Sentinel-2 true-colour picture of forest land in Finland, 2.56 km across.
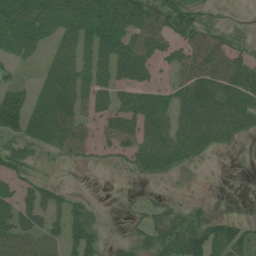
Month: July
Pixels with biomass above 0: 67%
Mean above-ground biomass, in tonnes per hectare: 50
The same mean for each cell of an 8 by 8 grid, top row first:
100 81 80 94 70 61 19 5
55 31 63 86 68 45 84 34
28 57 61 56 45 35 87 84
100 83 47 52 79 59 88 93
46 42 42 39 73 76 57 17
36 12 0 3 26 16 0 0
66 58 41 0 22 31 12 1
78 57 69 11 44 74 76 57
